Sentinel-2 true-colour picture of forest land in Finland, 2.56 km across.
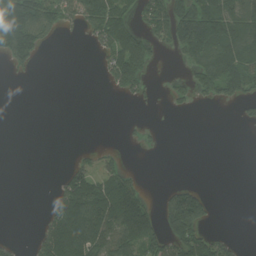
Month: August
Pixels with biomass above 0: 38%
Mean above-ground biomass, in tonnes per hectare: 62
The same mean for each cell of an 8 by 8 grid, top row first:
175 131 117 159 64 135 148 128
159 26 2 128 118 68 133 130
9 0 0 80 79 22 102 136
0 0 0 0 4 11 0 18
0 0 2 4 9 0 0 0
0 1 89 69 9 0 0 0
0 33 149 164 116 179 61 0
10 118 176 125 128 117 85 14
